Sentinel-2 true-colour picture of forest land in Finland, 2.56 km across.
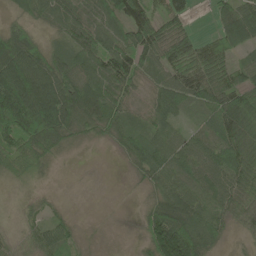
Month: June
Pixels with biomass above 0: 84%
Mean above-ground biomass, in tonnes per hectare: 68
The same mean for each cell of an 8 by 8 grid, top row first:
21 52 63 77 98 77 13 124
103 45 66 76 112 90 66 59
137 121 79 96 45 80 96 53
182 163 107 80 39 59 77 129
89 92 25 27 75 62 74 92
45 17 1 0 47 89 91 82
11 22 0 0 33 114 75 59
24 61 19 1 45 197 86 11
